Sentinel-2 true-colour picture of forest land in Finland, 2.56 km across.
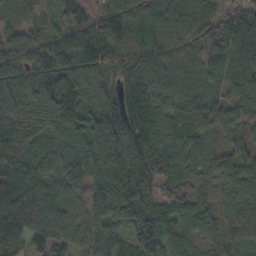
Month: October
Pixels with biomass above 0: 96%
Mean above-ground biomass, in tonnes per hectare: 89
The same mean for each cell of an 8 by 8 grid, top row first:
23 40 79 91 88 79 66 78
69 90 119 119 109 77 80 91
117 148 130 62 118 92 68 83
103 109 115 122 110 74 64 55
73 70 102 156 129 89 59 49
66 87 117 174 152 84 60 80
98 113 76 151 117 61 50 85
51 64 60 67 113 56 50 66
